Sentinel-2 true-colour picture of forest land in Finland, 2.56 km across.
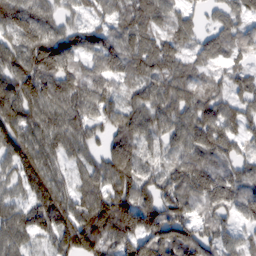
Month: February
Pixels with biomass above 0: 92%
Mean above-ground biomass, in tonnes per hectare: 91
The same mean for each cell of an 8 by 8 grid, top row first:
124 80 42 69 102 68 30 68
92 155 76 92 88 77 74 63
115 145 87 81 78 89 55 60
115 101 93 67 89 94 99 73
123 88 77 83 73 69 114 58
77 116 61 120 74 85 109 75
67 130 97 154 108 102 66 74
80 55 167 119 134 154 93 57
